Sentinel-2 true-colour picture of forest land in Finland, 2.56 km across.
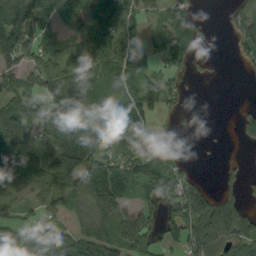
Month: September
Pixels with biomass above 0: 68%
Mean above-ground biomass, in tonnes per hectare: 72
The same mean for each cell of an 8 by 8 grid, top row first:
171 93 83 83 43 61 5 63
93 64 88 117 60 65 8 43
58 89 104 76 70 29 7 2
140 90 110 129 96 15 0 23
126 76 69 66 56 17 2 11
101 89 78 131 104 75 5 23
54 82 42 149 64 86 113 94
90 79 87 117 110 45 130 88
